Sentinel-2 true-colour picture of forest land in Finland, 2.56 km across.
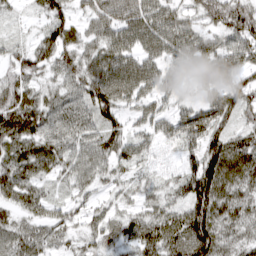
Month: March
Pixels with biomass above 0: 88%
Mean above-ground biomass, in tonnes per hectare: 61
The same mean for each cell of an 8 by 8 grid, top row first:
15 59 29 61 88 64 52 83
32 69 59 86 82 80 61 80
54 36 74 113 96 45 56 53
84 67 69 66 49 49 80 63
69 70 72 59 43 42 69 60
77 42 61 34 26 30 107 78
51 44 29 30 38 49 93 60
65 49 33 40 78 91 93 48
